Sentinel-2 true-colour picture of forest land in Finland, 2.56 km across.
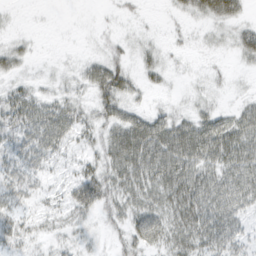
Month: March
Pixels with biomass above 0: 64%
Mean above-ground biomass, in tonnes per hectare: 24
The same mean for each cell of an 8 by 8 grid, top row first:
3 0 0 4 5 9 27 22
17 1 1 15 12 6 7 30
14 7 16 53 16 4 7 2
43 37 25 31 18 15 19 25
28 37 16 35 59 55 50 45
31 15 28 34 42 50 34 40
22 13 38 26 36 39 46 29
24 14 14 10 36 34 37 24
